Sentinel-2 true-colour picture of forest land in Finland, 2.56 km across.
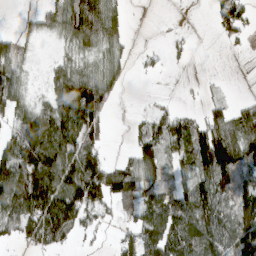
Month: March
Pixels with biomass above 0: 64%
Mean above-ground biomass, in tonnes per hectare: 72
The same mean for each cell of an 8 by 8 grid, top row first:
6 51 169 87 0 1 13 75
46 5 66 64 10 13 0 10
67 31 107 66 4 1 5 0
69 75 168 30 13 38 52 74
111 118 113 10 77 86 155 113
124 162 147 114 94 50 124 93
122 157 117 37 78 103 125 120
42 92 21 14 113 112 113 130
